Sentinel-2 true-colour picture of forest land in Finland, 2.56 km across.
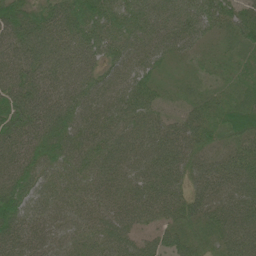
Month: June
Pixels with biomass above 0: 99%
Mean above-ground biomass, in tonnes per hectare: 58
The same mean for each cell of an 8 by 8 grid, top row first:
80 71 77 56 66 68 62 57
67 72 67 62 60 52 21 41
69 61 65 56 45 16 24 37
79 69 65 59 56 30 46 67
72 62 60 66 56 71 43 56
67 50 54 58 57 65 68 72
72 49 51 57 61 56 61 74
62 43 48 59 39 53 47 84
